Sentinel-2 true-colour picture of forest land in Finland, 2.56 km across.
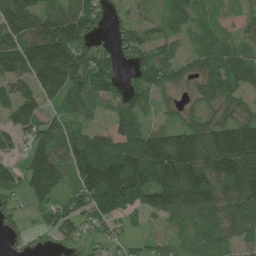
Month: June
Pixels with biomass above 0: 84%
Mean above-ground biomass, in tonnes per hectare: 119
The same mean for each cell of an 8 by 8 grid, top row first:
210 132 145 53 49 98 49 40
158 234 155 67 116 49 84 75
121 179 159 100 104 95 105 96
143 79 99 67 89 61 79 86
62 147 174 151 184 211 217 269
102 197 164 259 183 212 173 227
50 85 110 151 107 129 134 119
35 29 70 58 35 45 67 66
